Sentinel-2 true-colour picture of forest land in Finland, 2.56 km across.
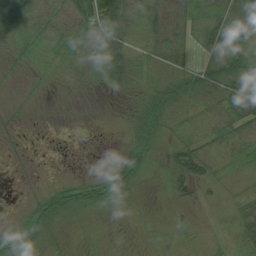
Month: August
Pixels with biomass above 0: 77%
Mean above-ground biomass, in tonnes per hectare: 21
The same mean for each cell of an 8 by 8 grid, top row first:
39 20 41 65 22 14 29 45
26 23 19 53 15 24 24 39
7 8 8 33 12 37 44 47
7 1 2 3 39 26 19 41
7 0 1 1 40 25 22 25
2 2 8 27 21 37 23 9
4 47 40 14 5 14 6 13
36 19 6 3 5 11 7 18
